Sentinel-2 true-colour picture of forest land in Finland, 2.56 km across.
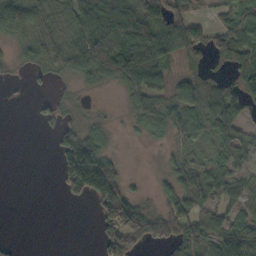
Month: October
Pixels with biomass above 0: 65%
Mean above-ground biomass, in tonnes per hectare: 46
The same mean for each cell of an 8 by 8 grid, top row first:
91 41 82 122 103 50 18 41
23 48 97 129 169 80 35 55
5 14 26 54 69 34 29 44
0 24 7 3 37 54 57 56
0 3 86 10 4 20 20 57
0 0 142 116 6 50 54 37
0 0 3 114 50 47 42 38
5 0 0 79 57 68 68 101
